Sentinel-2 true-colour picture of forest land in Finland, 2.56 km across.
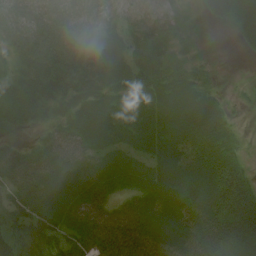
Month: July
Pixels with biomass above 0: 90%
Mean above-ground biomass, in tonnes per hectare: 52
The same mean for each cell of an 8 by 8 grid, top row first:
62 54 49 47 44 46 22 58
56 86 81 47 51 29 11 10
46 84 73 57 70 55 31 3
47 36 45 64 63 64 62 9
18 36 51 43 45 57 59 18
56 54 49 57 56 65 66 52
65 59 55 40 53 59 67 74
62 53 63 62 62 66 78 70
